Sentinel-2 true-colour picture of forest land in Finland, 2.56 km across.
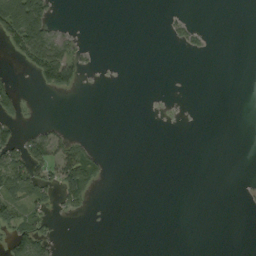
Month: September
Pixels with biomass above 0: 17%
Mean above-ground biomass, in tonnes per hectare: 15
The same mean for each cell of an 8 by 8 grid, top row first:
121 51 0 0 0 8 0 0
50 83 18 0 0 6 7 0
9 38 10 0 0 0 0 0
20 0 0 0 0 0 0 0
52 49 31 0 0 0 0 0
74 34 122 4 0 0 0 0
43 20 26 0 0 0 0 0
46 35 0 0 0 0 0 0
